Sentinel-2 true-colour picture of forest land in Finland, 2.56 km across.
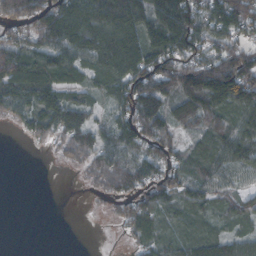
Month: October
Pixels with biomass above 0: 78%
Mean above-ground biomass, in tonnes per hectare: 70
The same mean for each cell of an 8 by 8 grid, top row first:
96 99 122 118 112 132 89 107
73 86 97 120 113 108 78 67
106 92 57 85 110 114 138 147
58 82 74 47 110 80 115 82
2 34 84 73 79 50 59 75
0 0 12 92 85 67 69 49
0 0 0 17 70 60 57 56
0 0 0 2 61 63 76 60
